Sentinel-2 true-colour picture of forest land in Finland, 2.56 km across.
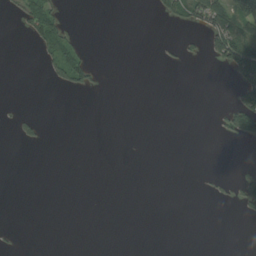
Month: August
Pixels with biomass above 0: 11%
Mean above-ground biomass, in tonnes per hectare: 12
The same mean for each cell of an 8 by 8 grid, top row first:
14 51 0 0 0 34 83 100
0 40 25 0 0 7 38 122
0 12 36 0 0 0 0 49
6 0 0 0 0 0 0 96
9 4 0 0 0 0 0 11
0 0 0 0 0 0 5 10
0 0 0 0 0 0 1 15
2 0 0 0 0 0 0 0
